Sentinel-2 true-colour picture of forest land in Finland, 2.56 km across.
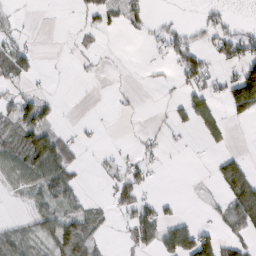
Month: February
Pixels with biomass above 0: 37%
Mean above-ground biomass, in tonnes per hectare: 26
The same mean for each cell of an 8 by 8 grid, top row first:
5 0 10 21 27 4 14 2
39 0 8 0 3 43 23 57
30 3 4 1 2 15 37 81
52 33 0 2 1 13 43 44
50 85 16 2 13 4 16 0
50 73 13 17 25 0 6 80
3 42 27 21 40 7 5 75
61 43 76 2 49 79 56 40
